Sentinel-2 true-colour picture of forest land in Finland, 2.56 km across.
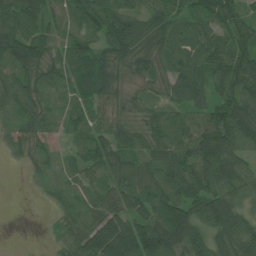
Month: July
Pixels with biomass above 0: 90%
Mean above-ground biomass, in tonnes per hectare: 65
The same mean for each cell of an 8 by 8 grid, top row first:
85 70 62 76 52 46 60 54
109 61 73 70 72 49 64 71
78 48 77 69 48 70 54 105
56 43 45 39 43 50 60 147
41 26 46 62 50 78 109 94
0 20 44 46 39 75 93 82
0 13 51 77 62 80 131 90
0 8 77 133 97 83 97 130
